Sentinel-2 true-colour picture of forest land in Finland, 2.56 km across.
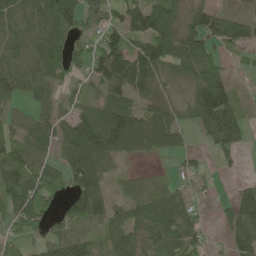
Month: May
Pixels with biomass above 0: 76%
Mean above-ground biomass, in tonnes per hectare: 67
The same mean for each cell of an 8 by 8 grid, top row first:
74 80 89 51 117 83 79 36
70 80 34 132 91 108 86 44
68 71 30 119 117 57 109 8
33 53 48 68 76 62 125 43
52 48 110 97 80 56 32 39
111 102 107 37 28 17 20 11
89 57 79 46 82 75 14 72
37 51 51 66 77 86 30 63
